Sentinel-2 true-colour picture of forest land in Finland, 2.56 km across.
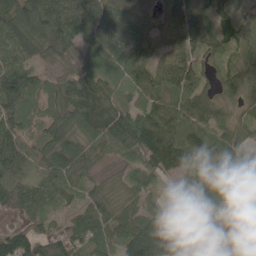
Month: May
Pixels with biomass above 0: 90%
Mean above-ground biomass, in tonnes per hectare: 81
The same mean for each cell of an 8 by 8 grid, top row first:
111 133 115 115 64 79 87 60
93 87 69 92 79 49 76 84
121 42 132 56 83 82 41 106
96 49 117 115 84 80 89 38
86 89 81 82 140 120 78 62
84 74 69 21 62 46 67 106
73 48 62 65 46 38 22 101
115 77 79 74 157 73 18 141
